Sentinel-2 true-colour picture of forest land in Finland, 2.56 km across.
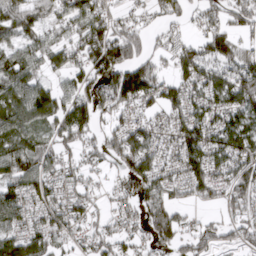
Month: March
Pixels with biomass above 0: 76%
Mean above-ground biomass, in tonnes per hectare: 75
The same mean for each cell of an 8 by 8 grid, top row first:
89 60 87 53 28 45 53 73
67 73 65 122 54 48 90 69
103 44 62 131 149 69 83 123
86 93 95 84 51 75 79 93
85 54 71 75 100 79 96 102
104 73 61 32 104 63 92 87
91 78 56 39 79 67 31 61
81 73 34 74 50 75 74 53
